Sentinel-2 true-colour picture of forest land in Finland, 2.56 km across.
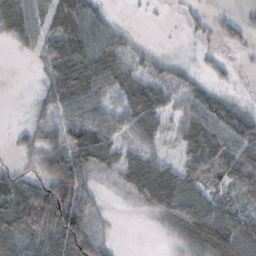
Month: November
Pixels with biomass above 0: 76%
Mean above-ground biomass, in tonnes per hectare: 54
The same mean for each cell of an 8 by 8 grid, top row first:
72 61 91 15 2 3 14 17
12 56 76 59 18 2 8 13
5 40 99 61 58 40 22 3
7 33 61 39 75 38 87 51
27 62 93 51 42 28 102 91
59 90 96 22 84 71 82 103
101 156 132 5 21 73 80 55
63 87 140 19 0 16 77 90
